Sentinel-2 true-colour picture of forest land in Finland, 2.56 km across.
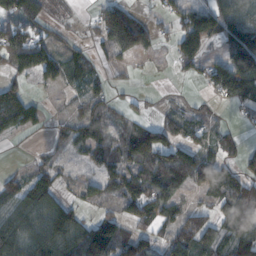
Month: November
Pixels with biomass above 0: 69%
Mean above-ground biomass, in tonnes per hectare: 77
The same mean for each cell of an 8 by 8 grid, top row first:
85 36 4 126 21 53 126 88
147 90 33 86 67 53 55 124
61 56 57 34 5 11 62 185
139 25 53 52 21 26 27 29
10 22 68 74 161 101 56 43
45 72 36 85 105 109 134 76
111 132 61 46 114 73 52 154
125 146 150 176 81 65 98 122
